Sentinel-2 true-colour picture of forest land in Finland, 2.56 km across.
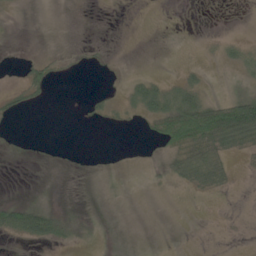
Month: May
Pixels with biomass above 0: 21%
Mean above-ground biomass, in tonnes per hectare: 12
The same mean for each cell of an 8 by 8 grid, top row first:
1 0 0 0 0 0 0 0
0 1 2 1 0 0 2 14
2 22 1 1 19 12 5 8
10 0 2 6 26 77 89 118
1 0 0 0 2 42 80 36
0 0 0 0 1 23 47 3
38 20 1 0 0 0 0 0
9 29 6 0 0 0 0 1
